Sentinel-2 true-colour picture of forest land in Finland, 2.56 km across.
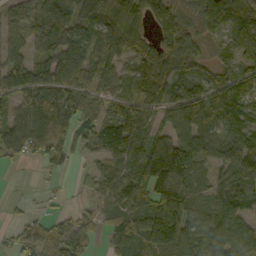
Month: October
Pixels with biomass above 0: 82%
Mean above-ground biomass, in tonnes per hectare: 89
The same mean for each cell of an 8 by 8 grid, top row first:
74 103 79 82 70 80 99 95
79 83 95 84 70 95 30 97
114 119 99 64 109 104 82 88
77 140 91 83 89 110 179 133
91 92 56 110 108 148 91 128
1 11 23 98 130 187 54 103
6 9 22 75 101 158 92 86
35 80 77 61 119 145 100 99
